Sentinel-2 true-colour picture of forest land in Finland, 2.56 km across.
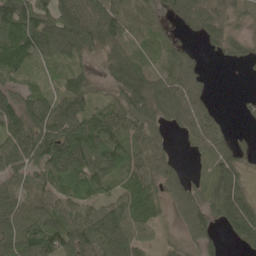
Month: May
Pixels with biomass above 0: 84%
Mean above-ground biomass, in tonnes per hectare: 72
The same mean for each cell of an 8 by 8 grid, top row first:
157 102 116 93 24 44 66 21
97 85 100 66 22 30 18 27
50 32 52 70 104 68 13 2
89 104 86 70 112 89 38 10
108 123 159 121 70 14 53 13
71 98 153 86 75 48 39 53
83 63 72 81 71 44 75 94
107 124 116 157 46 31 53 42
